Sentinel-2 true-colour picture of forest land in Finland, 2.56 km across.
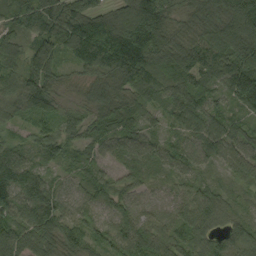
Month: September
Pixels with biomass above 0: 97%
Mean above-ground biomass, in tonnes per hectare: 91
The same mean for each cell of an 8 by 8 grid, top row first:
86 103 83 130 248 76 124 184
72 102 94 145 228 113 116 134
78 87 48 102 88 94 88 193
66 86 44 101 58 62 83 51
52 81 62 78 70 46 89 62
136 59 51 47 67 47 24 54
118 162 61 75 52 48 108 33
124 96 73 59 114 84 97 103
